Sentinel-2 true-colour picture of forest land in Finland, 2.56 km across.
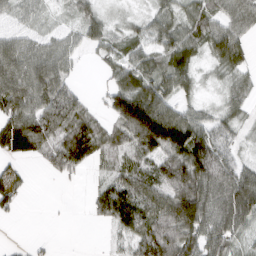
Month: March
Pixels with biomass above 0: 76%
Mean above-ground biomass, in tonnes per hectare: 57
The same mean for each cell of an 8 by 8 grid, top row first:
29 16 38 14 28 48 55 64
72 51 37 41 51 84 58 71
96 100 13 36 72 80 10 42
91 101 72 66 124 79 28 34
101 68 96 50 83 69 102 26
41 14 17 41 67 102 108 69
34 0 1 106 97 94 62 101
5 4 0 16 85 91 72 44
